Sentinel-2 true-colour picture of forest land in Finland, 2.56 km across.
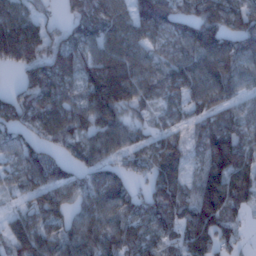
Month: January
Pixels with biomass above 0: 86%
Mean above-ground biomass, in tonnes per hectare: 80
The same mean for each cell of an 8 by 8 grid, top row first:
99 35 67 86 91 73 85 81
160 91 71 108 69 67 109 79
22 103 80 160 76 86 95 69
76 88 75 108 37 48 69 50
61 57 73 97 45 67 86 85
55 96 79 71 50 91 116 111
31 92 52 87 69 87 147 65
85 87 87 81 80 51 101 41
